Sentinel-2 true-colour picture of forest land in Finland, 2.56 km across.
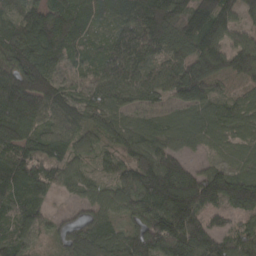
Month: March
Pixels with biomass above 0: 93%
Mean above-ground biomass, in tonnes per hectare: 92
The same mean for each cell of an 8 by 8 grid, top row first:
71 106 98 75 154 119 155 61
112 120 56 77 122 106 123 86
159 106 26 85 82 102 116 66
171 110 90 80 50 49 60 50
131 96 66 67 89 52 32 37
130 87 49 60 146 139 99 79
82 42 47 61 118 160 93 113
63 31 84 70 135 185 137 95
